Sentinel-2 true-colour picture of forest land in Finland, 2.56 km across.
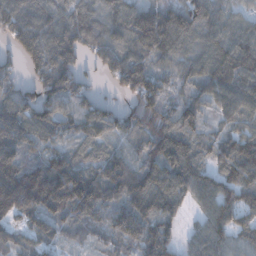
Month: December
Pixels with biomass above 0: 90%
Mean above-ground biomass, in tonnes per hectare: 104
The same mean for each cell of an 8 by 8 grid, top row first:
147 109 99 105 121 112 89 55
72 149 107 110 121 110 100 130
54 143 85 60 148 73 111 140
126 118 86 61 130 87 55 98
161 78 71 60 96 150 72 100
161 187 138 128 118 142 88 107
138 151 140 101 117 74 88 108
56 64 34 54 113 58 104 61
